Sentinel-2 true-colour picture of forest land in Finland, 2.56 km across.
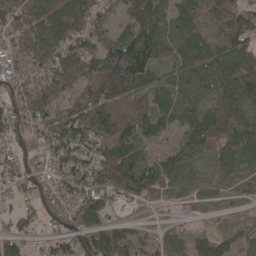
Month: April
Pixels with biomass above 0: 83%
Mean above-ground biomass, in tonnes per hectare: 63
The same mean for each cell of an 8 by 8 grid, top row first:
94 66 68 30 106 60 79 71
57 80 82 78 90 48 59 72
69 74 59 110 80 39 76 77
94 77 68 110 81 68 62 41
55 74 86 82 48 33 71 59
63 59 96 95 78 58 21 29
29 66 96 36 12 15 20 10
53 35 73 119 30 36 42 30
